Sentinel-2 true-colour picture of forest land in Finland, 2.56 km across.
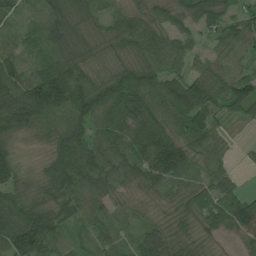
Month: July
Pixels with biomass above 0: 94%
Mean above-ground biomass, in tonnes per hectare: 74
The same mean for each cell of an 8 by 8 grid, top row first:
28 63 70 42 64 61 85 60
59 65 75 49 89 70 28 63
104 153 97 94 110 76 80 80
136 115 102 102 96 89 71 52
34 47 98 84 116 81 70 9
72 81 103 67 82 78 63 15
94 86 68 45 29 52 79 96
143 100 27 59 62 76 28 55
